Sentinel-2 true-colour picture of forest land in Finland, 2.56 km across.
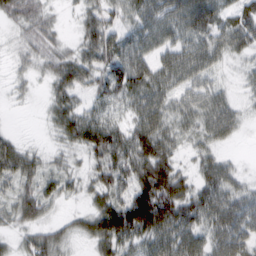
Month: February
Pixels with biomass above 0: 81%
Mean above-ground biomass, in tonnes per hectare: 49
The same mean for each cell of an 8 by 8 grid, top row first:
51 26 27 40 49 57 68 49
16 36 37 67 53 51 49 40
13 28 50 76 71 55 36 13
1 22 51 24 65 44 59 25
30 8 48 89 89 37 34 6
62 40 26 71 98 80 55 22
52 34 13 88 177 101 74 63
20 52 20 77 64 71 47 60
